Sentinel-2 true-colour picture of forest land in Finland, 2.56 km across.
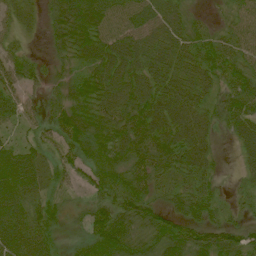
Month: July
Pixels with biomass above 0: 90%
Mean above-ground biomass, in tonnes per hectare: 59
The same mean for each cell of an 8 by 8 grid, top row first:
46 45 115 76 70 58 15 46
33 23 69 77 78 69 57 58
55 33 49 79 85 74 55 65
47 38 68 72 89 80 45 71
41 44 66 85 83 82 44 42
80 43 35 69 73 59 41 26
73 46 19 78 72 43 52 25
88 49 22 97 52 78 72 51
